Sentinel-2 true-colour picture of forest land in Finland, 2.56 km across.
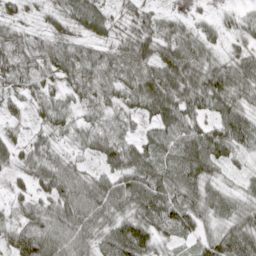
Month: April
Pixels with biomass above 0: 92%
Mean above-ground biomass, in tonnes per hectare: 63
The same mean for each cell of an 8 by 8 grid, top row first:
31 31 71 45 56 25 14 32
52 46 43 45 82 93 50 40
41 38 51 55 78 126 103 79
24 52 35 47 56 107 60 79
35 48 36 76 61 90 112 72
24 78 54 64 88 87 69 28
33 63 98 83 91 115 70 62
68 71 70 90 92 46 66 98
